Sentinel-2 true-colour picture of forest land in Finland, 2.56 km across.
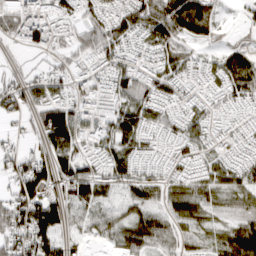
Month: March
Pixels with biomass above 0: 83%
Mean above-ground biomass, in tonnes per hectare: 54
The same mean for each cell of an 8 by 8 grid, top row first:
88 77 49 63 91 123 76 13
15 49 55 65 50 58 25 32
32 52 31 56 52 40 38 88
49 95 41 60 68 40 37 28
21 63 56 75 51 44 38 33
67 71 73 57 43 29 47 48
94 92 44 34 64 60 45 35
76 81 22 39 75 41 29 92
